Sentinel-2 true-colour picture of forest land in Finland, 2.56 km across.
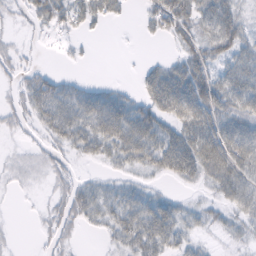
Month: February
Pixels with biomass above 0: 66%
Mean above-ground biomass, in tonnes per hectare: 33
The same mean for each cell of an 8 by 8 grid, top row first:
13 50 34 23 20 61 44 31
15 3 6 0 1 15 46 43
17 35 14 5 34 66 52 58
23 44 48 59 48 70 61 52
5 21 36 52 65 62 77 77
13 19 14 13 19 37 43 57
1 17 51 38 59 28 18 36
4 17 8 16 53 34 8 14
